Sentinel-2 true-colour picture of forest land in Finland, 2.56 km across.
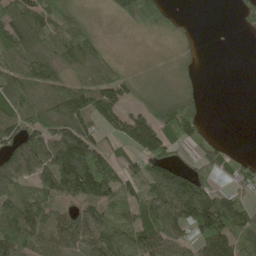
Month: May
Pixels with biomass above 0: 73%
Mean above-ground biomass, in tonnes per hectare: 75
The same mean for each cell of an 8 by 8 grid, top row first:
106 93 39 17 113 16 0 29
94 86 105 10 1 11 7 0
98 93 59 89 26 23 0 0
101 114 117 100 79 106 9 0
89 104 137 33 129 61 45 2
87 107 227 113 81 106 59 64
128 67 70 60 93 123 181 77
154 97 93 91 96 76 132 84
